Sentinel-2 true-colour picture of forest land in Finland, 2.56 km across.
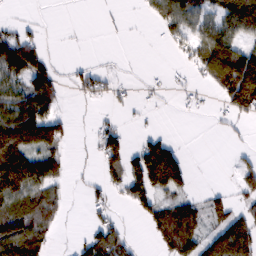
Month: February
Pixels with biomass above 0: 48%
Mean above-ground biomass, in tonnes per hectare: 51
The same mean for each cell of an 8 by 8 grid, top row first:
5 2 0 5 13 81 53 119
112 20 1 0 0 26 92 66
73 63 35 24 6 8 58 200
85 62 2 13 7 5 8 65
141 89 2 64 53 25 0 9
195 104 6 40 132 115 0 38
72 49 3 26 54 67 51 43
139 37 22 64 8 110 89 118
